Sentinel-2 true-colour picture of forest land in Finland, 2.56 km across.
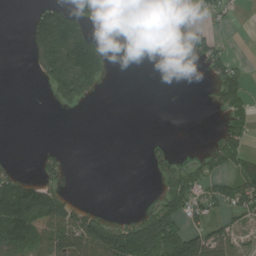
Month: July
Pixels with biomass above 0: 36%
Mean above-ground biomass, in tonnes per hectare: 55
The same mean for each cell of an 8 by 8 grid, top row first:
0 124 87 22 24 132 23 8
0 174 202 20 0 31 68 1
0 74 203 13 0 0 20 62
0 0 9 0 0 0 5 59
0 6 0 0 9 12 13 72
71 49 0 0 2 74 55 66
207 182 52 2 17 88 65 59
179 101 137 181 191 154 87 35
